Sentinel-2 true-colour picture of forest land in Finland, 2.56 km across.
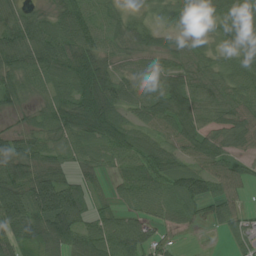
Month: July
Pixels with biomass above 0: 88%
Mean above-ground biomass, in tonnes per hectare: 60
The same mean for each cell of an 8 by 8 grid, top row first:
38 41 75 35 35 54 65 65
76 78 101 42 41 35 38 57
56 54 93 75 52 65 50 63
27 50 84 92 64 79 50 61
71 44 50 70 66 58 61 38
80 73 38 30 66 74 72 48
105 119 63 43 55 60 60 41
69 88 76 87 78 15 1 39
